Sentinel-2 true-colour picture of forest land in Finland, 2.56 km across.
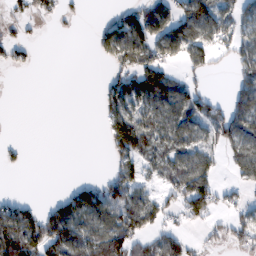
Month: February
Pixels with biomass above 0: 50%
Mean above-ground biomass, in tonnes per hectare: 54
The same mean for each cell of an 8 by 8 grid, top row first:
28 31 8 26 71 86 106 63
40 0 0 77 81 90 76 70
0 0 0 44 87 45 18 69
0 0 0 61 72 92 73 109
8 0 0 65 69 80 64 101
1 0 3 56 45 82 78 48
68 40 109 108 81 56 83 46
147 115 89 105 59 56 25 42
